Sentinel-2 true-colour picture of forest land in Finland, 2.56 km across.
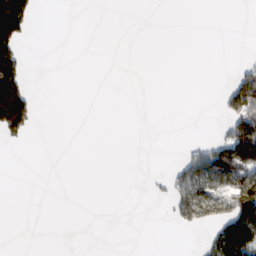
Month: February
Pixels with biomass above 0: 16%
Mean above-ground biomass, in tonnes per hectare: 26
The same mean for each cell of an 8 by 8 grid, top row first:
153 0 0 0 0 0 0 0
94 0 0 0 0 0 0 0
92 0 0 0 0 0 0 80
181 0 0 0 0 0 0 115
10 0 0 0 0 1 33 153
0 0 0 0 2 49 89 110
0 0 0 0 0 54 76 147
0 0 0 0 0 0 30 182
